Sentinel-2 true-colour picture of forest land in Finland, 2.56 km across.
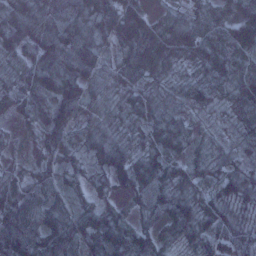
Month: January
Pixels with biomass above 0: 95%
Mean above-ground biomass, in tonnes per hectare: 72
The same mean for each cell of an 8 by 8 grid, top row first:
78 81 89 141 97 66 97 79
68 101 111 47 135 111 97 86
47 95 125 57 69 39 67 116
29 98 77 46 69 53 39 78
10 73 63 81 57 69 37 46
42 44 42 70 94 77 54 75
91 70 49 38 54 90 72 43
96 86 70 91 64 62 67 50
